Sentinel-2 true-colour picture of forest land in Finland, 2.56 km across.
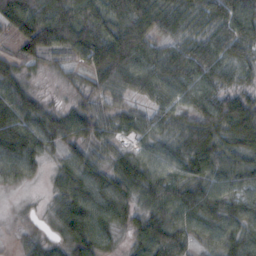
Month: October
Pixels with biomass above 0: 92%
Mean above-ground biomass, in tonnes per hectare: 51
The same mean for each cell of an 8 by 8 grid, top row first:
95 80 76 63 88 56 54 71
34 74 80 99 68 40 51 52
40 11 21 68 57 46 52 31
63 36 42 37 32 42 55 77
66 36 46 31 27 44 63 55
39 15 58 58 56 47 56 54
10 15 66 60 40 58 55 48
17 31 66 30 57 52 36 48
